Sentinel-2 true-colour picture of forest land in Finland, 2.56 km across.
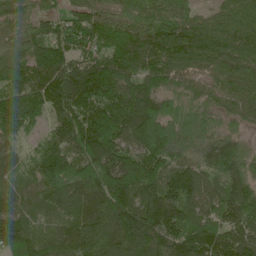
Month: June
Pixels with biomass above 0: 96%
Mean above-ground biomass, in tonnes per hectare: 135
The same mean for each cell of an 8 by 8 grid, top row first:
68 75 93 107 125 115 72 127
81 165 102 162 185 181 183 167
130 135 182 203 159 116 90 130
192 115 154 185 214 81 76 83
61 80 155 202 205 148 98 63
50 175 187 207 254 121 105 112
87 90 144 203 185 168 98 161
133 59 144 173 148 130 134 133
